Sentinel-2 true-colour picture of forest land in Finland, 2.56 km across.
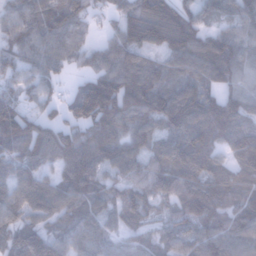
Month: January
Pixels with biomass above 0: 92%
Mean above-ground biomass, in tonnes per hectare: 99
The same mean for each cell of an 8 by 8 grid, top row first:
73 99 76 43 129 117 57 84
91 87 57 78 103 125 128 90
66 52 39 121 115 79 94 69
104 42 134 182 138 150 140 129
137 119 125 122 90 115 108 127
103 72 152 66 86 133 123 91
97 110 103 66 79 83 122 104
98 125 81 58 62 83 117 109
